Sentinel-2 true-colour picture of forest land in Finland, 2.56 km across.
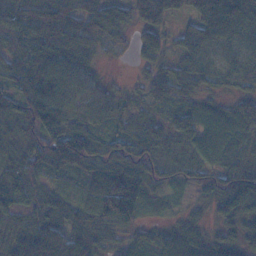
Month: November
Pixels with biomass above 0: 91%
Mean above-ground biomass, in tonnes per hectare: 61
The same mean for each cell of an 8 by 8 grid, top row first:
74 104 82 72 71 44 105 102
66 84 69 29 45 40 52 31
81 96 60 13 29 59 41 50
83 121 60 50 36 56 54 62
54 90 97 57 69 49 79 57
66 44 36 92 73 42 47 69
53 57 55 116 40 12 26 72
53 85 77 31 29 75 61 44
